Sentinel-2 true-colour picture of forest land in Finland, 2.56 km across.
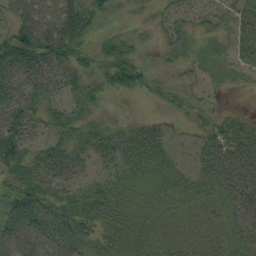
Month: September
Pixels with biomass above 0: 85%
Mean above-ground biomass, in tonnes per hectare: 39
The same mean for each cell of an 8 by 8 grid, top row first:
35 56 64 19 11 21 18 39
59 66 55 49 25 27 16 39
49 42 41 50 45 24 13 11
55 37 43 9 6 32 25 13
60 47 42 38 50 13 34 54
67 55 31 34 45 36 39 54
61 58 59 46 37 29 23 47
59 54 58 44 39 23 26 39
